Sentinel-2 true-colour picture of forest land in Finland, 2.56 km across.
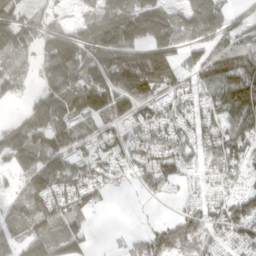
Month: March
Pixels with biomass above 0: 80%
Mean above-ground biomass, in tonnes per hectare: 90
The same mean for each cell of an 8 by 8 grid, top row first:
61 41 39 106 161 85 146 41
103 91 107 130 144 102 76 113
97 83 115 132 162 90 92 154
15 125 140 129 79 102 94 161
96 101 103 110 99 100 89 117
48 104 99 74 76 81 73 57
65 108 87 9 4 21 80 107
60 105 72 4 64 84 74 81
